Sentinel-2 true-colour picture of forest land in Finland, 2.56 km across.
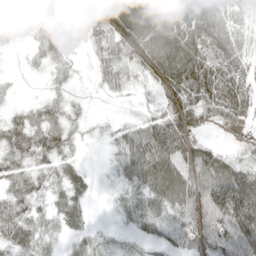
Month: May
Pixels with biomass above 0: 84%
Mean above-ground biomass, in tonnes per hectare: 64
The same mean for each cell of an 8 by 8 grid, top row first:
23 35 22 102 120 117 105 45
14 53 5 50 91 148 115 76
13 25 13 35 26 121 152 103
29 45 24 10 23 72 71 78
66 69 21 30 116 118 43 24
55 43 34 14 110 134 129 132
59 33 41 10 60 96 95 186
53 32 25 20 42 50 66 113
